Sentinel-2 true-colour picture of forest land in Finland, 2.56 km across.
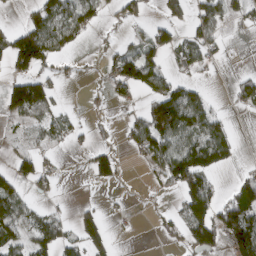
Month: March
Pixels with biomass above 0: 45%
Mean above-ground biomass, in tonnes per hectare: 50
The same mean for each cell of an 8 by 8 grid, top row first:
4 91 87 29 42 44 58 25
115 105 17 21 54 66 55 0
66 46 11 57 107 41 9 33
59 61 10 10 66 164 81 15
11 33 17 19 86 96 117 18
54 30 5 48 8 91 67 22
87 25 29 3 5 23 84 116
77 80 67 40 0 24 81 118
